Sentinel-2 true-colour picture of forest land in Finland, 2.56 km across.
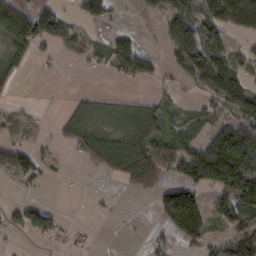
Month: February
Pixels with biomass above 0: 51%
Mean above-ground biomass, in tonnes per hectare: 57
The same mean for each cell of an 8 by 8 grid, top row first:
148 84 43 33 17 88 103 141
69 29 51 64 34 93 96 30
29 3 1 14 44 35 101 67
16 4 50 43 63 34 38 89
48 23 76 84 118 69 106 170
43 17 3 43 113 45 143 146
27 38 0 4 0 172 71 100
6 24 14 0 10 47 58 104
